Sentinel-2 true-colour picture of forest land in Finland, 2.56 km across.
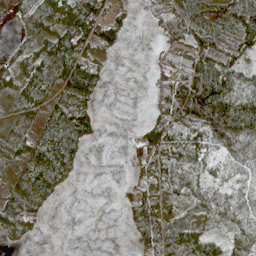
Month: May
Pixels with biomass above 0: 68%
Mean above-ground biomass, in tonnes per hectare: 57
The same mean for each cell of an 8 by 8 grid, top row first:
25 82 88 58 11 77 69 118
17 48 78 51 1 74 103 72
51 51 84 7 2 136 150 79
24 38 57 0 8 129 181 135
36 67 47 0 67 70 78 136
25 63 13 0 59 91 49 57
78 21 0 1 64 39 83 78
17 1 0 0 64 106 63 53
